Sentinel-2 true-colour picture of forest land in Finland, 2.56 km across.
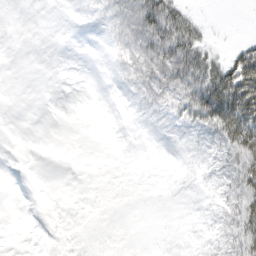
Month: March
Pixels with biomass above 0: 34%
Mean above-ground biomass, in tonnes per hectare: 13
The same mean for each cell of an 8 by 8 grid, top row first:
0 0 1 15 45 33 2 0
0 0 0 6 34 51 19 21
0 0 0 2 26 39 55 81
0 0 0 0 5 16 64 79
0 0 0 0 0 3 14 63
0 0 0 0 0 1 7 42
0 1 0 0 0 0 3 43
0 2 1 0 0 0 5 39
